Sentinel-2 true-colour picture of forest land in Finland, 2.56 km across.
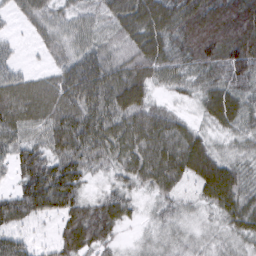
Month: March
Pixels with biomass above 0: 92%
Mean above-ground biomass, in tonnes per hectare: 60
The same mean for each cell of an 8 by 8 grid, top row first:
23 54 40 56 85 83 103 109
13 35 55 47 77 71 106 98
53 42 110 82 69 43 59 69
80 75 89 79 69 27 52 65
63 62 88 70 69 67 44 31
44 101 69 29 58 68 81 53
68 67 61 70 17 33 37 68
45 12 80 34 21 34 25 40
